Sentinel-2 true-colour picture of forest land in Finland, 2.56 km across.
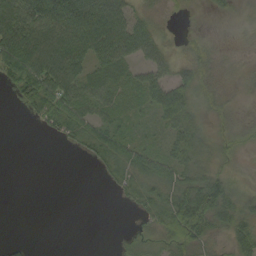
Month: September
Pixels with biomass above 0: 68%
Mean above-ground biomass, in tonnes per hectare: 30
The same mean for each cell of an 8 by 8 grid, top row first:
62 64 76 61 21 6 6 10
82 71 56 67 37 12 20 9
48 75 57 42 36 36 23 16
5 44 41 33 22 59 19 8
0 3 21 44 30 38 24 12
0 0 0 20 46 49 48 10
0 0 0 1 30 74 74 32
7 0 0 2 26 50 35 38
